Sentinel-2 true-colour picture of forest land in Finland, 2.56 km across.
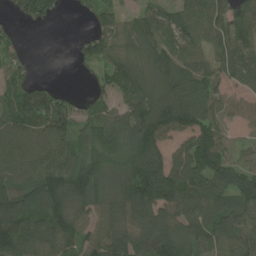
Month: July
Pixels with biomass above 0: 85%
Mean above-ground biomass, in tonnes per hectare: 110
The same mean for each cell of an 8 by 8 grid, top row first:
40 63 18 68 85 102 114 100
62 0 46 93 128 117 85 105
81 22 8 94 138 150 109 75
123 153 70 85 157 163 104 54
107 124 96 129 157 69 157 33
113 173 151 108 172 156 176 129
155 145 93 105 164 139 170 123
153 135 107 127 124 164 129 132
